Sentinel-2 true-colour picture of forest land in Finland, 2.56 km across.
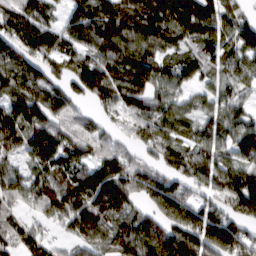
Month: March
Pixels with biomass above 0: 87%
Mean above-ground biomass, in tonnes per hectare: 107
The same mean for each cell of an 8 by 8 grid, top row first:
108 67 106 153 155 155 119 74
112 94 96 144 149 83 103 118
138 114 117 135 134 90 62 84
109 104 49 57 102 90 66 84
101 134 89 57 70 90 91 149
79 106 112 152 109 88 93 107
57 106 163 161 71 149 93 99
88 54 101 119 143 146 178 115
